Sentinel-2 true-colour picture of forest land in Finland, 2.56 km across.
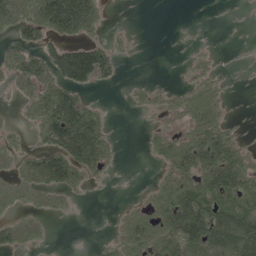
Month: May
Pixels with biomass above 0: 52%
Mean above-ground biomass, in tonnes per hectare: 50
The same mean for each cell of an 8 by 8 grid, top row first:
85 134 149 6 0 0 1 2
37 60 91 36 1 1 9 4
56 70 92 19 10 6 44 2
14 98 118 10 20 42 73 1
30 70 150 33 14 66 93 35
56 105 59 10 1 78 95 87
41 47 6 4 44 103 99 66
71 16 0 14 79 101 120 105
